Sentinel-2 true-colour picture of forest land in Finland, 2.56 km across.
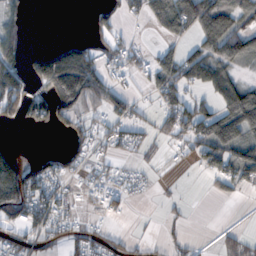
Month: October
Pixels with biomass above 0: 51%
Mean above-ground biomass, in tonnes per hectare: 55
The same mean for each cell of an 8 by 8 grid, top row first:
27 0 0 50 43 99 117 83
59 40 81 43 22 35 61 74
107 137 209 40 25 95 74 41
76 89 75 55 21 94 67 134
13 1 51 38 29 33 103 86
138 81 28 26 15 3 34 76
142 86 20 29 1 11 0 2
68 48 63 46 19 24 4 42
